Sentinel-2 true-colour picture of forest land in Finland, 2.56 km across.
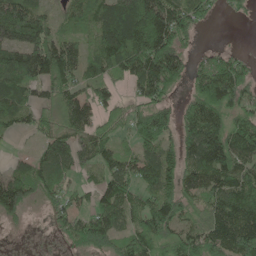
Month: May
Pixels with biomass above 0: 79%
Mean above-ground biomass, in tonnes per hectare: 101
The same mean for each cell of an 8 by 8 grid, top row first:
171 65 69 139 190 156 47 14
123 149 71 138 194 127 22 12
132 121 83 63 145 97 150 122
97 61 121 73 87 72 171 100
4 76 98 79 91 83 180 162
88 87 39 113 116 108 148 138
75 39 57 119 96 102 92 169
4 7 70 82 141 107 138 171
